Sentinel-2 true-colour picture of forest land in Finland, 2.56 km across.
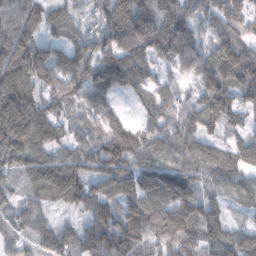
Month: February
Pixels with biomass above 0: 90%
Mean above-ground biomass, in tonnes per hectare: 93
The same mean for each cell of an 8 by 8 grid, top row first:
82 72 34 129 147 117 80 102
100 75 73 102 138 129 87 115
114 111 97 135 105 68 115 125
138 93 50 74 49 100 120 83
112 81 77 142 102 98 80 77
62 110 92 135 105 85 60 73
50 44 60 70 108 114 72 35
62 71 103 136 93 106 87 81
